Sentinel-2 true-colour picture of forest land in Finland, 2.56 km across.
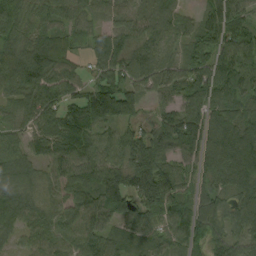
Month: September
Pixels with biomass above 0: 92%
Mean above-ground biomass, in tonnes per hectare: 78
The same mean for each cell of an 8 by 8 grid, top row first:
73 60 56 61 64 43 80 50
79 78 27 92 82 47 80 101
83 67 44 83 75 90 101 101
56 69 66 128 48 86 96 80
45 61 74 74 99 125 99 110
83 49 76 104 147 79 64 112
85 58 94 99 104 86 66 88
40 69 86 63 66 60 110 69
